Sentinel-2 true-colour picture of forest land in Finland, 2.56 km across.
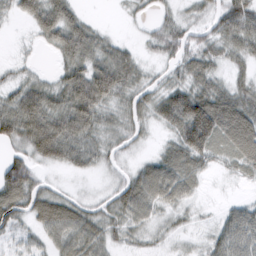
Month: February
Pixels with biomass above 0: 82%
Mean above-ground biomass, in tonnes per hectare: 45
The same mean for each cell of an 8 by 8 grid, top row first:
21 66 29 1 11 23 29 100
6 24 76 38 15 46 42 51
23 19 83 85 27 31 52 25
74 74 89 30 39 96 125 89
42 91 62 26 12 52 80 92
81 11 14 12 66 75 16 16
69 78 41 39 55 31 4 35
26 35 64 28 16 9 24 68
